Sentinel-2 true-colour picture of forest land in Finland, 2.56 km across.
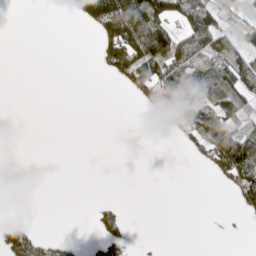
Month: May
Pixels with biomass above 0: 28%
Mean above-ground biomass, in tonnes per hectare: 34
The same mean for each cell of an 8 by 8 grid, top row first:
0 0 56 168 182 71 62 16
0 0 0 89 162 76 56 49
0 0 0 21 82 109 85 75
0 0 0 0 13 90 80 57
0 0 0 0 0 5 83 160
0 0 0 0 0 0 15 115
0 0 0 17 0 0 0 28
66 33 7 41 2 0 0 0
